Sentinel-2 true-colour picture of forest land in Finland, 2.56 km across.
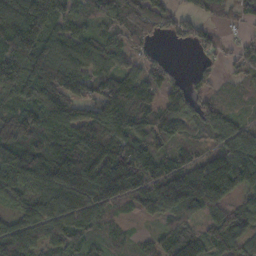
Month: November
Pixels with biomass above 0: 87%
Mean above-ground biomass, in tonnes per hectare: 90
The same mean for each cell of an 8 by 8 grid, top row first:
139 153 61 108 126 42 45 39
145 102 90 86 37 12 41 31
126 128 106 113 93 43 35 27
80 122 73 136 78 94 83 25
93 76 126 140 79 58 41 100
135 140 177 145 116 113 184 148
54 132 136 69 50 79 93 63
121 84 73 28 32 83 65 78
